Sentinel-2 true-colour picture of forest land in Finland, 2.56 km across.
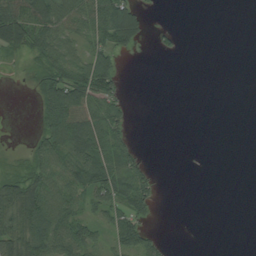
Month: August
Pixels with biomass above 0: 45%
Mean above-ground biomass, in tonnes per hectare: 35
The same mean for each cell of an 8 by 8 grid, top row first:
90 92 64 119 32 0 0 0
47 62 32 58 8 13 0 0
1 74 88 64 0 0 0 0
0 72 101 54 0 0 0 0
0 71 86 78 3 0 0 0
35 70 73 90 45 0 1 0
79 80 38 50 48 0 0 0
84 74 65 33 40 0 0 0
